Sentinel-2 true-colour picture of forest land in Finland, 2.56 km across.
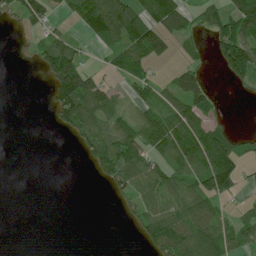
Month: July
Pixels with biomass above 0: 50%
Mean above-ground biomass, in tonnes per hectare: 52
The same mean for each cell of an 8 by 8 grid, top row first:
44 52 78 118 95 115 54 83
7 76 31 54 134 29 29 157
0 52 150 23 50 55 26 47
0 20 121 61 48 79 55 0
0 0 33 88 82 97 114 52
0 0 0 61 79 57 130 67
0 0 0 4 58 62 64 25
0 0 0 0 38 96 101 65
